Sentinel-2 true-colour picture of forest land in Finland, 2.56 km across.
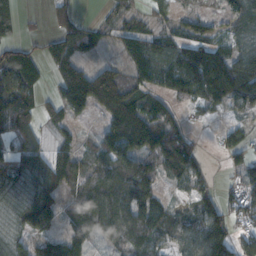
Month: November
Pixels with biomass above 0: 77%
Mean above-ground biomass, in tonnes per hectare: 80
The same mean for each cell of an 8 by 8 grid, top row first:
68 29 33 37 48 45 42 77
78 47 78 35 127 95 94 74
129 33 127 103 92 110 150 139
135 45 55 115 123 32 34 27
86 42 41 113 125 81 7 66
122 131 77 136 66 66 25 60
103 95 104 138 112 39 76 71
80 73 77 66 92 62 142 69
